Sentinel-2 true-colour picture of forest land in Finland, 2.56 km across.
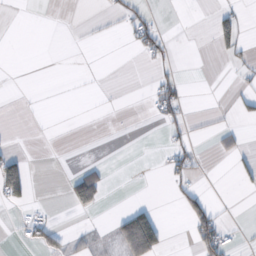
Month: October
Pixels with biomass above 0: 13%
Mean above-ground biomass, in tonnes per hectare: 11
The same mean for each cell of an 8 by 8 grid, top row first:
0 0 0 8 21 3 4 14
0 0 1 0 24 5 1 21
0 0 0 0 1 18 0 5
0 0 0 0 1 25 2 10
2 0 0 2 0 15 2 13
63 0 43 12 0 19 1 13
9 4 33 1 25 9 38 0
4 32 16 17 111 0 60 6
